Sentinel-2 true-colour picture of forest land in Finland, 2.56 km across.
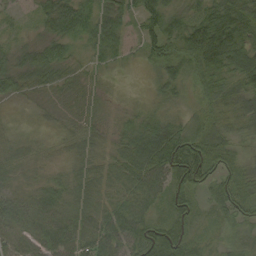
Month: September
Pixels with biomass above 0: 96%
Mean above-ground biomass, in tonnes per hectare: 47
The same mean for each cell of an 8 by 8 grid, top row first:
13 55 70 57 59 50 67 86
29 49 26 51 43 40 112 74
52 39 22 12 7 39 43 54
12 17 24 15 27 25 33 55
32 21 36 28 73 84 68 32
35 25 41 45 69 75 65 60
51 62 56 53 51 61 26 55
46 67 63 65 60 71 19 25
